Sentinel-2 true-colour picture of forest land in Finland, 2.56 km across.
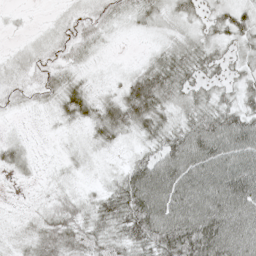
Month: May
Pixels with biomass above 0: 86%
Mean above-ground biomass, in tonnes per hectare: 36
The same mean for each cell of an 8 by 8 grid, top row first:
5 4 16 21 24 23 23 31
9 16 24 5 6 28 28 27
19 25 20 10 51 42 27 27
9 12 39 44 61 27 40 42
18 2 11 20 22 58 78 73
12 7 9 12 68 82 76 82
3 21 31 46 88 81 83 79
13 42 46 42 61 89 100 80
